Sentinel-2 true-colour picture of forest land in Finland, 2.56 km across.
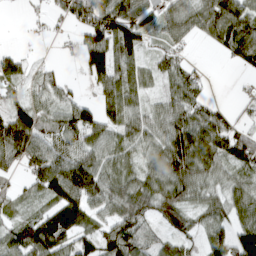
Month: March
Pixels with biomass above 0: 79%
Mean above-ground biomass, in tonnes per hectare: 59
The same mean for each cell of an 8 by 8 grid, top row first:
1 20 70 116 64 53 85 98
10 2 58 110 48 39 18 98
45 16 15 90 40 62 12 4
67 48 67 57 52 74 54 16
118 69 61 52 52 95 91 88
31 101 114 66 62 86 55 49
26 50 93 66 66 72 43 58
75 113 58 74 57 48 20 85
